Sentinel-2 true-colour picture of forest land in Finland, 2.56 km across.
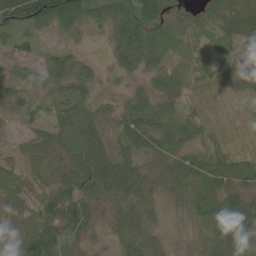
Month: June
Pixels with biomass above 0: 93%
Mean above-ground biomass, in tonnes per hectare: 55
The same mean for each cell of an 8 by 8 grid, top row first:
108 105 84 87 107 45 51 74
54 24 25 49 101 76 50 49
28 43 53 20 34 61 38 32
24 39 65 31 57 53 18 11
31 61 59 40 59 60 45 13
55 61 88 79 38 64 80 58
59 87 82 52 47 26 84 70
78 86 39 19 39 13 62 78
